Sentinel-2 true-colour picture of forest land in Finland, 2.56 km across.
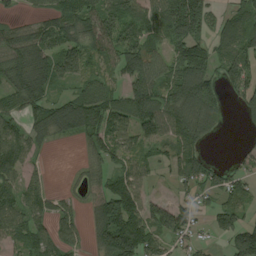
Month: August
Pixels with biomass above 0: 75%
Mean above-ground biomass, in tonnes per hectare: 95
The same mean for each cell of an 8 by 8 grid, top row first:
28 72 134 144 109 187 83 102
123 116 119 114 122 105 91 126
119 135 82 53 134 129 109 113
77 118 147 114 136 137 103 38
111 42 39 114 84 103 37 11
72 29 30 85 59 68 103 62
100 78 41 188 108 100 46 77
74 94 43 195 158 66 24 143
